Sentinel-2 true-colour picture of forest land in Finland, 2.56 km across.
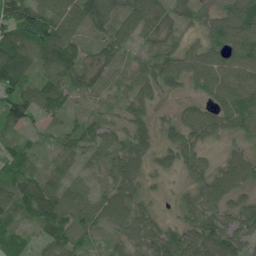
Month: July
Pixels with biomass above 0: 94%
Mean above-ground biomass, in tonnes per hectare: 65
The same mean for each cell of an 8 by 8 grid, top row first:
98 90 100 87 97 48 49 104
93 96 58 68 34 44 66 90
99 83 58 30 68 57 78 77
96 68 23 26 56 30 66 119
43 15 70 76 63 64 33 30
60 46 39 59 56 27 57 79
94 105 84 91 42 27 83 65
45 66 57 35 72 70 109 72
